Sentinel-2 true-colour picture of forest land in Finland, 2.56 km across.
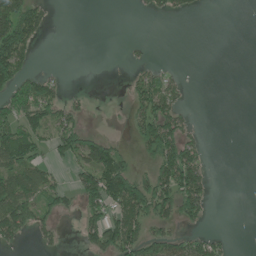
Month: June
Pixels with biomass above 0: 40%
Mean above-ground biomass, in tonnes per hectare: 48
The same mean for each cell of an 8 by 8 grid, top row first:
153 35 0 0 8 25 1 0
159 0 0 0 6 0 0 0
102 53 0 1 49 17 0 0
86 84 30 6 78 55 0 0
136 47 95 50 67 98 10 0
99 55 59 142 43 131 35 0
163 59 62 91 125 100 30 0
55 21 26 105 101 69 53 0
